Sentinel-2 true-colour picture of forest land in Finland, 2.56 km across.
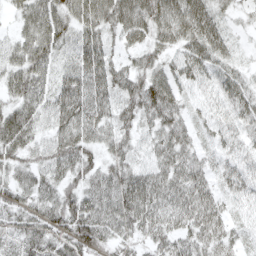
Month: April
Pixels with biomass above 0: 90%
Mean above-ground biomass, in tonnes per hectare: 49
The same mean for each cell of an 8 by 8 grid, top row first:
26 71 67 64 78 70 57 13
45 67 69 30 47 41 64 11
58 48 71 58 63 50 34 37
57 56 76 47 51 40 25 38
68 51 64 43 26 47 20 28
35 46 54 48 54 53 33 36
40 49 72 64 71 57 54 19
44 52 71 44 35 50 50 24
